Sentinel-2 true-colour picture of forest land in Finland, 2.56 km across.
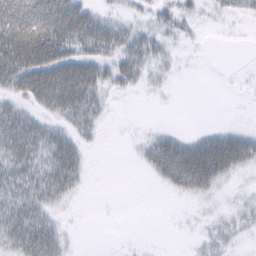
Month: February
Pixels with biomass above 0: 52%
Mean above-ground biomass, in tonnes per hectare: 27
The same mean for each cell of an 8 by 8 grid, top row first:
85 85 58 19 13 28 6 12
75 80 47 43 38 9 1 0
48 60 68 34 18 4 0 2
36 27 49 7 0 0 0 0
65 51 25 0 13 34 40 46
51 53 28 0 5 55 53 11
47 33 2 0 0 1 4 16
53 56 2 0 0 0 22 14
